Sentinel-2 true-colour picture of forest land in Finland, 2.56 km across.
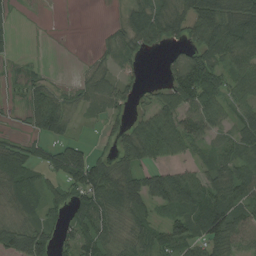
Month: August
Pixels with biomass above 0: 73%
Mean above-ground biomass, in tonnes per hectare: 54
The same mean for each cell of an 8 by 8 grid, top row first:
12 1 0 6 90 56 115 104
11 1 0 31 40 27 78 95
21 22 18 44 17 79 103 65
15 93 24 36 34 77 84 47
38 55 36 33 110 75 39 54
75 47 115 90 70 57 50 64
36 41 75 80 59 64 83 63
78 60 87 49 53 64 77 51
